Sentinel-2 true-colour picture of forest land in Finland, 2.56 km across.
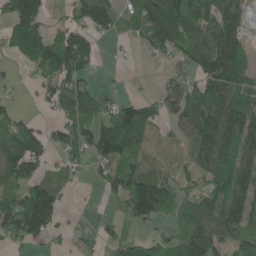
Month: May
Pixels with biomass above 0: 69%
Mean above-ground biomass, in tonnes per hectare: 82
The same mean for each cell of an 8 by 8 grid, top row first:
117 39 65 83 127 164 104 77
88 154 161 10 39 120 124 110
13 68 88 5 6 46 106 139
32 18 105 83 100 73 139 134
98 62 91 134 47 30 130 115
95 53 22 79 84 51 86 125
124 137 4 16 145 84 129 125
50 37 13 35 53 68 127 74
